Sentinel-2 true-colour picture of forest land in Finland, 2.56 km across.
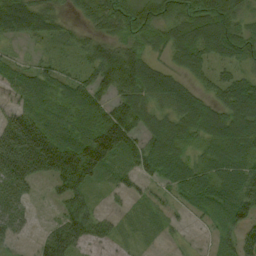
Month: August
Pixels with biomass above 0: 82%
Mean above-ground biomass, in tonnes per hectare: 52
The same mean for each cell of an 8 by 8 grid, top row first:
84 50 28 67 70 64 76 48
8 14 28 54 54 64 72 65
28 46 48 95 90 41 35 48
46 28 65 79 49 47 66 93
120 91 86 120 51 47 40 67
79 55 105 24 38 51 48 58
46 7 59 13 14 14 30 63
22 66 65 29 9 9 8 58
